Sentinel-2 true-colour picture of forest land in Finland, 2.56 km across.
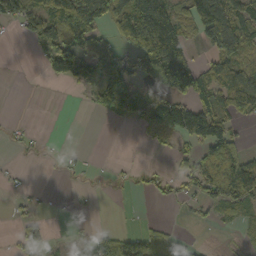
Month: October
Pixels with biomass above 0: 46%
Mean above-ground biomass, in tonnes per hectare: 48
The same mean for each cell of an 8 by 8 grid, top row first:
63 104 146 118 124 53 149 79
0 73 93 39 52 69 50 70
0 26 61 106 39 104 66 96
0 0 1 77 58 113 86 57
11 1 1 0 7 30 110 51
8 0 9 7 13 31 103 134
12 4 1 0 0 7 39 59
31 33 14 48 74 26 1 20
